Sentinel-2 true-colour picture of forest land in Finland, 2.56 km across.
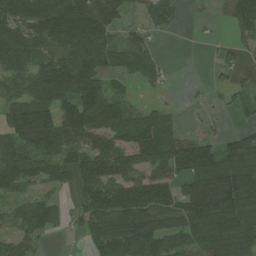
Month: July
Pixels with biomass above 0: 75%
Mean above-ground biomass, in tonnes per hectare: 93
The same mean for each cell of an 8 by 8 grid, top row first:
157 186 200 113 69 51 6 83
153 94 136 99 71 1 2 34
96 152 151 57 50 5 14 24
111 109 150 116 47 19 11 38
109 122 94 94 148 108 62 85
126 84 92 100 103 84 143 136
39 85 58 154 159 116 151 150
68 23 27 172 166 100 109 107
